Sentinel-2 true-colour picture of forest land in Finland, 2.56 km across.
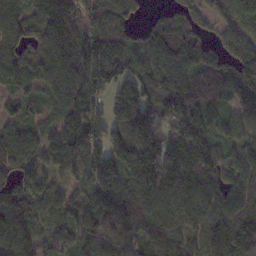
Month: November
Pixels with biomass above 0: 91%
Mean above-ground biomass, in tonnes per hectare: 118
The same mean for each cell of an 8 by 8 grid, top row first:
115 157 105 127 38 94 56 136
118 117 124 192 107 108 42 99
92 106 139 173 130 98 98 95
49 46 133 111 135 130 89 82
134 97 147 138 167 155 129 89
108 69 83 162 202 157 141 119
154 79 88 142 161 122 118 132
209 90 98 127 102 110 130 167
